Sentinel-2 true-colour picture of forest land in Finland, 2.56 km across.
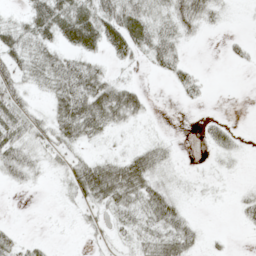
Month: May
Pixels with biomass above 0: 57%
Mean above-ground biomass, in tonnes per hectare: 23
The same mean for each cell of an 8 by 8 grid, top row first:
12 47 42 45 41 43 25 3
34 29 42 32 37 30 0 10
35 33 53 27 4 22 5 0
42 22 61 58 22 0 2 0
44 29 27 8 14 6 13 9
32 11 44 59 49 10 7 3
1 1 14 33 40 34 2 15
20 6 2 13 31 52 8 0
